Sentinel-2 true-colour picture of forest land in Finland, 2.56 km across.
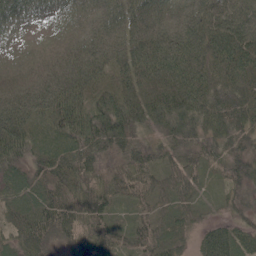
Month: June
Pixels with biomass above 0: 98%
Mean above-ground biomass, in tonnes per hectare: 68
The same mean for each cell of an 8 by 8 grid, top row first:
56 22 31 58 75 56 72 80
12 17 49 64 81 86 85 116
34 65 84 45 78 84 74 78
105 78 89 105 88 103 85 97
99 51 86 105 54 74 63 68
61 89 86 78 77 67 40 70
77 93 86 51 39 66 22 37
62 74 67 53 65 43 58 64
